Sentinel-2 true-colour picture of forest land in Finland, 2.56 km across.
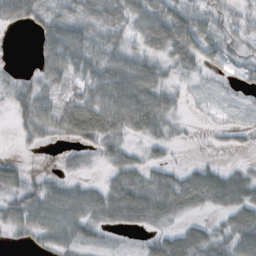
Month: October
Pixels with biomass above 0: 74%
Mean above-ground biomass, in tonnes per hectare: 36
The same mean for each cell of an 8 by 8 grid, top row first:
45 36 43 35 48 58 36 21
0 45 55 35 38 67 41 26
15 38 48 65 61 19 11 24
30 49 90 75 72 20 7 9
4 9 35 45 20 12 2 8
37 15 15 27 34 30 43 31
53 59 54 54 62 46 26 52
13 36 39 8 16 56 49 60
